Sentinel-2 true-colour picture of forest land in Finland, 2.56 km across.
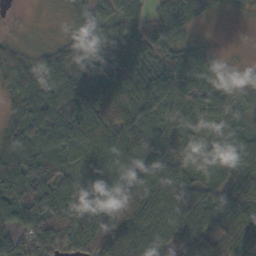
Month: October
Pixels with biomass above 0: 94%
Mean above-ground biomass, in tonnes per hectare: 68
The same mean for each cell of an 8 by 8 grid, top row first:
1 5 70 59 50 86 28 14
44 38 76 75 67 50 23 5
68 87 75 103 65 68 67 35
43 94 118 114 70 46 56 39
87 85 108 112 98 28 43 71
121 97 48 94 74 78 33 55
82 108 113 96 57 71 81 67
85 115 107 88 79 61 42 35
